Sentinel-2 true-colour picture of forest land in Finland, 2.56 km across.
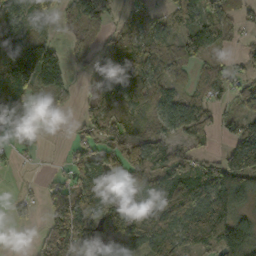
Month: October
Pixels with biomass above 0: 71%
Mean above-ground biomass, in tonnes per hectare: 79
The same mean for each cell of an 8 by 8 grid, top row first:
121 59 123 47 75 61 69 44
144 113 48 82 93 80 71 36
158 138 29 105 112 49 69 52
57 49 48 103 64 85 43 48
15 7 62 69 74 48 25 130
4 12 71 105 92 99 107 176
27 51 100 96 79 109 139 82
0 116 130 56 95 98 115 173
